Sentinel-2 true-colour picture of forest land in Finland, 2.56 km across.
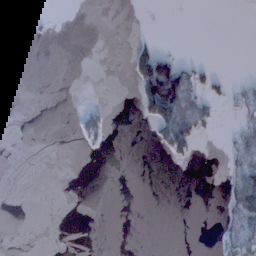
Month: January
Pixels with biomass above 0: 13%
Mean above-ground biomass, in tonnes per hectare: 11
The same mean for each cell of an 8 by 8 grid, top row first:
16 2 0 0 0 0 0 0
6 0 0 0 19 3 0 0
0 0 0 0 86 127 20 9
0 0 13 3 19 89 29 17
0 0 6 2 1 53 0 34
0 0 0 0 0 0 0 44
0 0 0 0 0 0 0 42
0 0 0 0 0 0 0 42
